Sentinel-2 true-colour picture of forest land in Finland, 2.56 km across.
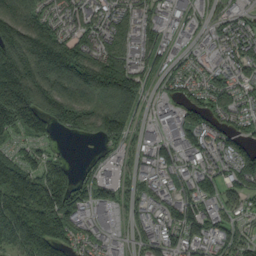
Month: September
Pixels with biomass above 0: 83%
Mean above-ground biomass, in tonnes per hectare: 105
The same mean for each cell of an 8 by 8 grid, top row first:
161 101 105 89 74 58 39 45
251 249 143 120 82 38 48 92
256 197 158 193 89 57 76 73
234 184 166 208 57 76 96 81
55 50 8 66 55 87 76 66
198 151 56 48 54 54 76 112
165 206 97 73 59 87 74 62
154 223 72 42 67 68 75 73
